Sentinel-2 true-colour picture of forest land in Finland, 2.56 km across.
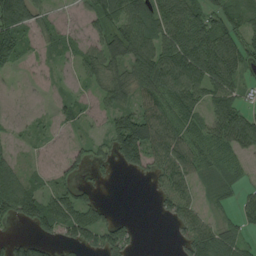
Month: August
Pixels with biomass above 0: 69%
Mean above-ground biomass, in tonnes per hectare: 62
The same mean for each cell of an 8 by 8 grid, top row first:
106 39 28 105 88 90 67 58
103 31 41 127 94 104 116 76
11 20 30 84 86 105 98 49
10 20 37 72 106 93 64 71
24 17 29 82 140 87 83 80
73 35 40 12 23 85 25 30
113 104 98 13 0 70 26 47
43 43 77 91 4 18 99 54
